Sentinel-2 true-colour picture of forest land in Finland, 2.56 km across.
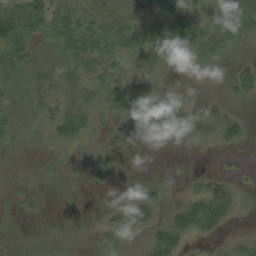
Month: August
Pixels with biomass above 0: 83%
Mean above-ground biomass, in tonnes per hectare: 32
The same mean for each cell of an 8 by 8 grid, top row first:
107 71 50 34 31 46 50 93
79 35 75 49 48 45 62 33
49 41 44 42 25 11 11 40
30 34 49 28 27 45 38 16
29 23 28 15 6 11 16 17
9 18 13 20 10 6 16 7
13 7 5 22 49 32 66 15
10 18 16 36 25 43 13 19
